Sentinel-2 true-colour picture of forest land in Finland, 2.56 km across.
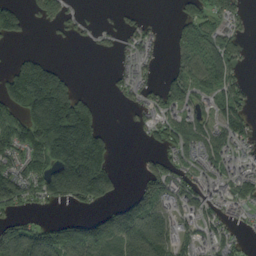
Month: September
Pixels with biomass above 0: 58%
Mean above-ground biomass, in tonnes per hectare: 84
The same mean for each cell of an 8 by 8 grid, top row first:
97 66 17 5 18 32 62 38
8 4 2 20 52 34 100 40
180 257 16 25 50 52 88 44
93 295 194 1 48 80 52 72
113 199 305 57 13 92 90 64
109 138 309 107 58 74 51 74
50 21 31 68 134 73 59 45
152 125 148 133 152 88 54 26
